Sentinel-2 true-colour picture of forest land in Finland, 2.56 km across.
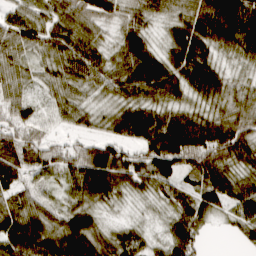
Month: March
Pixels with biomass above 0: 94%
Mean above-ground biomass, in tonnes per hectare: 73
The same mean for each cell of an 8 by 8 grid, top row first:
53 52 75 63 66 59 120 135
69 62 80 43 94 93 81 86
52 45 68 73 118 90 105 35
62 42 59 54 87 64 58 77
84 57 44 73 89 122 115 107
74 53 92 119 85 83 96 58
73 58 72 26 15 65 71 72
110 98 105 53 36 86 17 37
